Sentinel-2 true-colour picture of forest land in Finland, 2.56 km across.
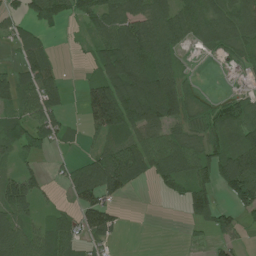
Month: July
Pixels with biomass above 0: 67%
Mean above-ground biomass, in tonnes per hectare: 69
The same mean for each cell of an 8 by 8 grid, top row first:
43 98 64 100 91 100 87 85
45 52 11 112 138 71 42 67
67 89 15 132 138 113 1 8
53 91 22 189 137 106 56 80
73 41 12 63 89 76 74 99
64 23 80 116 51 92 79 159
90 19 70 49 0 6 94 67
92 88 50 31 0 1 25 25
